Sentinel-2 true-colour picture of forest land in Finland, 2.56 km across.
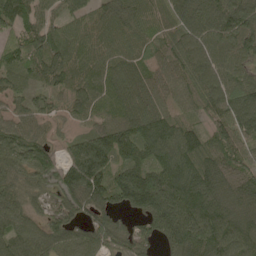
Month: May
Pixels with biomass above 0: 93%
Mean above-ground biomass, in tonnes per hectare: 97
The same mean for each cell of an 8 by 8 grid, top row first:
104 67 72 83 76 92 104 125
88 133 86 68 63 93 106 100
64 82 77 78 83 92 98 94
60 50 59 74 109 68 77 119
103 62 82 126 125 147 88 89
76 78 169 93 156 145 134 97
88 50 96 70 134 185 138 120
105 95 86 74 72 133 142 133
